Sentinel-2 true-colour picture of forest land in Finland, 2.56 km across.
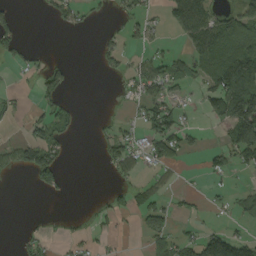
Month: September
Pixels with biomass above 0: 36%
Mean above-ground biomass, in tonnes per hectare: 40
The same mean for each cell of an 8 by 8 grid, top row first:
31 17 35 13 31 94 87 80
52 2 0 31 23 11 122 127
7 50 1 10 80 48 77 145
16 49 20 3 50 53 50 160
43 98 1 50 58 65 10 116
11 80 0 18 19 11 32 11
0 0 1 33 47 20 11 26
9 13 16 11 21 45 76 55
